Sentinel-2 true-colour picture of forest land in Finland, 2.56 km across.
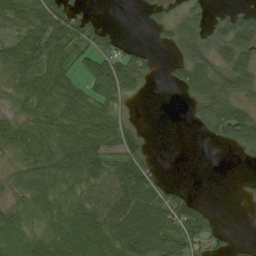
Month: August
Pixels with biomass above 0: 68%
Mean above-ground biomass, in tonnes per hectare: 46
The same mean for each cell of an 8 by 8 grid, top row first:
58 74 36 0 10 25 29 44
68 64 48 49 19 40 45 69
71 76 39 100 36 30 75 59
36 60 66 48 1 0 72 69
65 54 75 60 41 0 10 53
25 51 55 56 73 2 0 4
21 37 50 62 86 79 19 0
22 47 69 69 86 78 44 9
